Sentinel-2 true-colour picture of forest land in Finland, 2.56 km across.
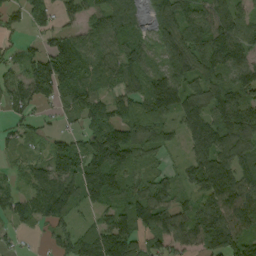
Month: September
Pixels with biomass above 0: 85%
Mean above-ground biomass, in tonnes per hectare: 111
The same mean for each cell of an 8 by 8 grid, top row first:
58 94 65 130 55 146 116 93
42 75 103 88 93 145 150 115
84 185 115 72 145 148 134 128
63 27 93 91 119 143 125 143
54 56 75 199 174 43 171 164
46 125 158 165 84 62 194 125
100 131 72 98 171 104 111 161
27 33 135 227 102 98 120 118
